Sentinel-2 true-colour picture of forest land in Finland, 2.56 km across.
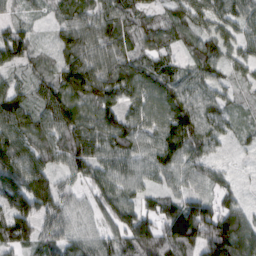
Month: March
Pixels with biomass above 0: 92%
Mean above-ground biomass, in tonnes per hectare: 86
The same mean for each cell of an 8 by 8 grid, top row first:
27 23 68 76 49 57 86 72
111 28 105 75 61 45 74 66
43 70 132 116 110 82 71 39
128 97 88 91 95 139 87 30
124 92 129 107 85 126 80 22
140 94 67 90 76 78 64 11
144 97 56 91 85 112 103 73
114 74 79 76 134 128 146 147
